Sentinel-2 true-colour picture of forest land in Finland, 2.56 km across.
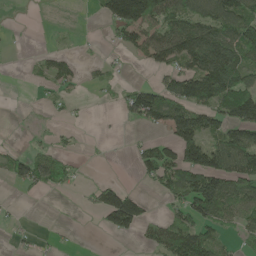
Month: May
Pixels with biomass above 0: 46%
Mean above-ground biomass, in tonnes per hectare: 57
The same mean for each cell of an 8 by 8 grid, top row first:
1 0 1 105 148 95 99 109
2 9 5 14 70 121 164 126
0 44 24 16 7 89 150 105
1 8 4 5 112 102 87 136
5 18 8 2 31 107 87 127
51 87 14 3 32 91 140 100
5 0 6 163 59 55 108 78
9 7 1 11 33 109 84 31
